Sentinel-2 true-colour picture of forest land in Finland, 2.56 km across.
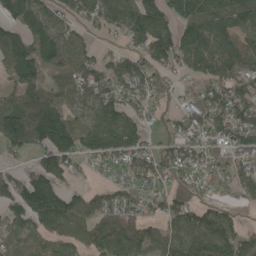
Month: May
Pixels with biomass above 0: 79%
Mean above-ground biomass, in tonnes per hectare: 95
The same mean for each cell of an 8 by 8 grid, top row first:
95 69 67 103 142 105 139 109
125 108 76 27 98 126 129 101
72 72 86 116 115 50 110 88
131 143 57 114 57 51 129 103
92 152 112 146 83 89 95 108
60 128 35 39 107 83 100 95
100 171 108 86 74 101 64 43
45 63 79 91 95 75 131 91
